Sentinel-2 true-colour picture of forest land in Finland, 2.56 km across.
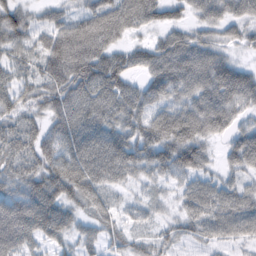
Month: February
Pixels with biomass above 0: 92%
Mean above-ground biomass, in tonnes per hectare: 79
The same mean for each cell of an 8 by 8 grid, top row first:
76 40 59 109 87 47 69 65
71 77 119 90 64 110 91 39
56 79 119 123 73 125 119 107
67 68 99 104 86 87 124 66
64 71 124 125 109 134 62 95
60 106 127 91 50 61 46 47
102 130 57 44 36 34 77 76
98 71 52 36 35 44 42 37
